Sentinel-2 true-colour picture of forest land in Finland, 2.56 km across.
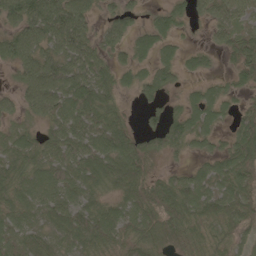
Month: May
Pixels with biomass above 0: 84%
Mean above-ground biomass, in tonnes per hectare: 69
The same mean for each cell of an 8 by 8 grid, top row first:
119 140 101 46 23 41 51 54
113 82 106 62 47 38 27 72
41 122 102 55 48 41 25 42
42 80 95 74 24 28 69 45
63 69 87 100 58 58 31 85
80 94 84 95 73 40 58 79
72 71 76 59 89 96 76 84
67 56 76 76 77 68 61 73
